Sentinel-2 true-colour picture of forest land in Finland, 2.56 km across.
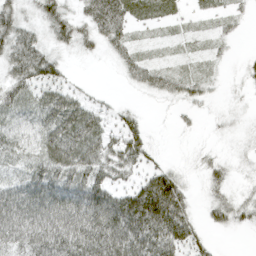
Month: April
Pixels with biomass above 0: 75%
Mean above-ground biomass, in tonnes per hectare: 40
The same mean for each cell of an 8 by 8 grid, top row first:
50 55 35 72 32 19 15 12
61 36 25 31 13 9 12 3
53 48 6 2 31 29 19 12
47 70 68 23 9 10 8 10
42 64 82 43 45 1 6 10
36 63 65 44 37 35 26 11
78 79 78 82 110 70 24 34
60 77 85 94 75 64 19 1
